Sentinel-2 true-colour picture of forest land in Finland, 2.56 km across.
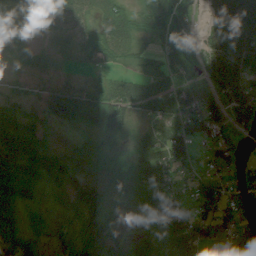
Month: August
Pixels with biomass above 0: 82%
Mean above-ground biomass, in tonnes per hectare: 40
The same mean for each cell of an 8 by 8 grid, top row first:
18 36 48 60 54 68 39 89
34 33 28 55 25 57 42 75
38 44 19 28 35 52 37 57
44 57 47 69 38 73 75 53
50 33 18 26 48 78 49 17
31 36 33 17 44 35 29 12
23 14 45 15 24 48 39 23
16 12 24 35 29 55 48 21
